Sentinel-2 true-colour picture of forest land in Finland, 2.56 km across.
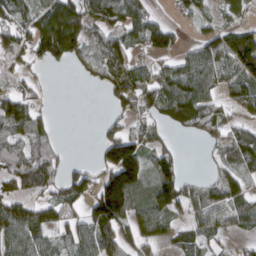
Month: March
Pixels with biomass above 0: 68%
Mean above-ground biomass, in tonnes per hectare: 76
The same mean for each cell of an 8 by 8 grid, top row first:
80 121 127 103 76 27 39 42
71 142 93 96 54 49 89 154
24 7 13 60 67 113 95 98
103 27 0 28 54 100 76 49
85 75 0 116 89 19 34 113
81 82 72 140 105 101 32 75
106 91 61 211 83 91 107 75
98 61 92 108 64 50 60 25
